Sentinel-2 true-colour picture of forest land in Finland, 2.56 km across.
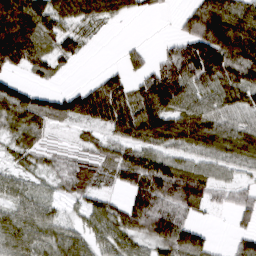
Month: March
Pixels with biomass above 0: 78%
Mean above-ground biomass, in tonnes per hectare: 67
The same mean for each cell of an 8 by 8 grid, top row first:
156 92 73 48 17 17 144 99
148 43 38 0 18 53 152 131
40 22 4 56 64 116 98 84
96 69 91 126 108 91 72 57
36 26 19 54 81 71 76 70
31 25 57 36 107 109 52 28
55 48 29 51 123 115 31 51
80 59 53 61 58 96 36 37
